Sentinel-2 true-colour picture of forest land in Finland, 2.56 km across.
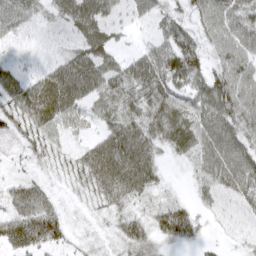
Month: March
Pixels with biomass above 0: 90%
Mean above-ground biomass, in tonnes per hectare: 47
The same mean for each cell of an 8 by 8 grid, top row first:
49 25 77 42 31 39 54 53
15 11 41 38 24 68 42 60
32 61 89 54 74 65 59 65
54 75 45 44 59 60 65 68
23 33 21 71 60 48 61 54
21 18 44 83 66 4 48 65
66 66 12 37 25 49 22 28
81 81 14 28 54 45 12 17
